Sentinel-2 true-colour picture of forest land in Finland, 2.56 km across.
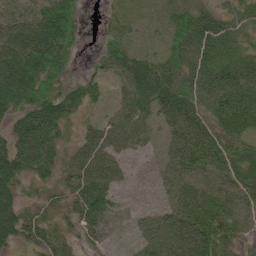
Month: June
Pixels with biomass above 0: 87%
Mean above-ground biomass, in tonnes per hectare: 58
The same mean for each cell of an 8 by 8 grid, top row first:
49 71 39 18 12 38 46 59
73 106 22 39 18 53 79 65
136 94 25 35 78 66 84 85
69 92 34 35 51 64 66 100
72 79 45 56 25 56 71 65
69 37 65 45 21 48 64 67
60 39 55 30 33 61 83 61
49 51 31 25 75 87 103 54
